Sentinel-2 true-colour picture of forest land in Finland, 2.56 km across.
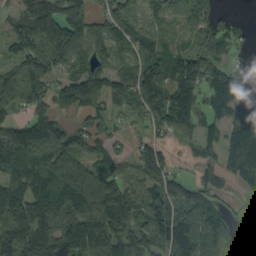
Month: September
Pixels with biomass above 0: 82%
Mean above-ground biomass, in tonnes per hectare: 101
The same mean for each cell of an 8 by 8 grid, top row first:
63 134 131 68 54 57 74 9
76 155 112 87 85 68 113 22
140 88 82 100 158 121 101 83
70 77 51 57 81 134 77 103
177 169 91 54 60 26 71 164
130 147 177 107 77 44 46 117
138 155 176 183 94 103 99 6
137 165 137 119 101 164 146 67
